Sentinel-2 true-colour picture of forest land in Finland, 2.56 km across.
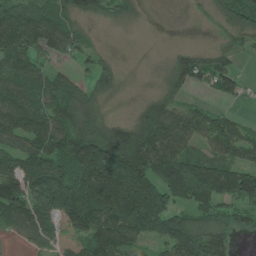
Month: June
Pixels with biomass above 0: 78%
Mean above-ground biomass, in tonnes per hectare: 114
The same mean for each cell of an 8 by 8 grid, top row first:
130 88 81 64 18 11 26 104
116 75 57 7 2 18 32 41
114 85 38 91 6 86 70 47
135 107 124 24 115 118 52 16
91 121 187 207 225 152 83 90
142 181 189 327 235 290 257 175
145 135 236 211 244 105 113 106
18 89 146 166 90 211 189 32
